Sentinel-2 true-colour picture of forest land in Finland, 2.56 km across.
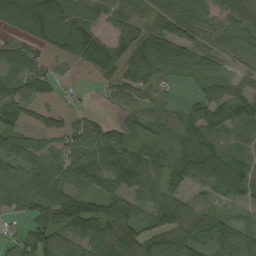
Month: August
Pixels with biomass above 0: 84%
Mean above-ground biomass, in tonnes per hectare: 77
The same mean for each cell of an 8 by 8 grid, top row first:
149 194 103 72 63 96 48 72
56 71 159 100 112 94 54 76
71 58 6 54 73 23 51 43
61 29 26 21 39 37 92 78
61 39 95 107 63 73 94 63
75 106 89 98 109 74 126 124
48 92 93 100 55 92 38 33
36 112 92 121 101 93 69 63
